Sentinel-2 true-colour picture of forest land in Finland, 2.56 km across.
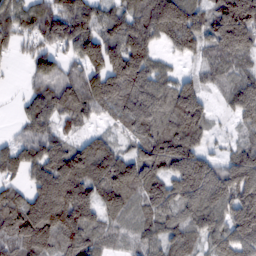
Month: February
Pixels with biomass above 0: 88%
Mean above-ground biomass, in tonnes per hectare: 105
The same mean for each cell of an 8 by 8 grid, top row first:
92 106 136 86 109 180 96 197
46 70 121 135 126 71 72 125
4 109 111 164 132 70 49 84
22 107 90 74 135 132 60 79
69 97 63 60 129 155 47 63
53 132 136 150 133 119 134 157
137 176 157 91 79 89 146 159
142 124 113 48 67 90 89 143
